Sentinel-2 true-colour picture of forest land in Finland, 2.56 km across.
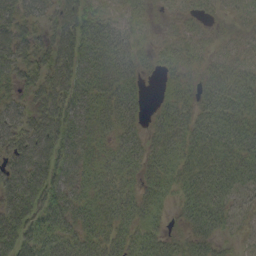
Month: September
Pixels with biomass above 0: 89%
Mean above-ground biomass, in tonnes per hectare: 39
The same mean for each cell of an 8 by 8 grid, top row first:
46 34 65 33 20 13 14 17
59 44 65 53 21 27 17 20
36 55 59 38 17 22 26 36
35 56 51 40 15 34 33 41
46 63 50 27 25 35 44 47
60 69 40 34 27 33 47 46
57 72 40 39 32 21 58 33
65 69 45 37 35 21 39 17
